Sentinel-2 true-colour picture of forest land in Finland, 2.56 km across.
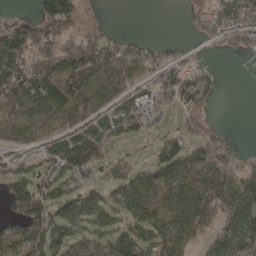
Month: April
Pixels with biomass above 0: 68%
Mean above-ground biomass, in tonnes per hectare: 71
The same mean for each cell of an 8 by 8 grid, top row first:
26 130 54 0 0 0 64 84
149 124 186 65 41 21 15 41
141 150 180 85 57 80 44 0
97 94 121 60 75 44 26 0
36 67 151 71 18 72 103 14
71 54 61 47 77 79 87 124
69 87 52 61 63 49 97 126
88 89 33 63 90 70 54 88
